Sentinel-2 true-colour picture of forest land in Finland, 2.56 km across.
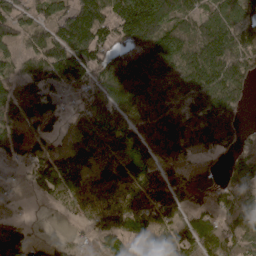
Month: April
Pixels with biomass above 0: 84%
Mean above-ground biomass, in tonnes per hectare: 98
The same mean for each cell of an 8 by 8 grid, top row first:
81 69 150 125 221 111 93 94
60 110 156 77 146 159 150 97
72 123 113 137 166 147 125 108
85 101 49 128 107 111 144 58
98 72 91 114 129 115 80 66
11 138 108 96 112 63 43 98
9 13 52 96 108 100 63 79
116 43 27 71 73 84 104 97
